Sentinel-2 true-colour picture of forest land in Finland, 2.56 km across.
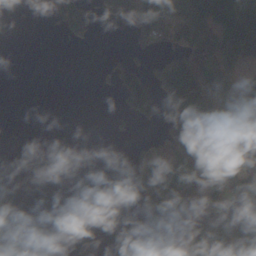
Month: November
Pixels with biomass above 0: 38%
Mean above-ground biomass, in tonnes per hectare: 59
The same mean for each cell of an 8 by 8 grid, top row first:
32 20 125 71 117 62 147 128
0 0 12 2 36 81 104 142
0 0 0 44 116 188 113 56
0 0 0 10 106 123 89 169
0 0 0 4 32 135 62 98
0 0 0 0 126 170 100 68
37 0 0 0 44 79 91 57
196 1 0 0 0 52 195 143
